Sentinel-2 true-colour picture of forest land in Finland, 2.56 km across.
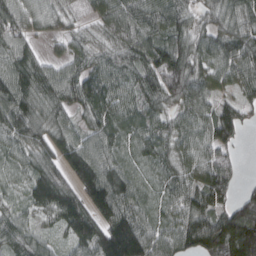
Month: March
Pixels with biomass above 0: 92%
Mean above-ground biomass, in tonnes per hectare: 90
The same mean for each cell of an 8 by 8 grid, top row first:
106 83 39 107 101 91 52 86
101 24 60 69 105 102 88 117
118 114 99 86 80 109 84 85
130 90 62 88 82 66 77 64
88 92 98 81 81 76 79 29
49 109 116 124 56 69 114 35
48 86 106 118 69 74 84 106
88 44 90 173 141 99 140 234
